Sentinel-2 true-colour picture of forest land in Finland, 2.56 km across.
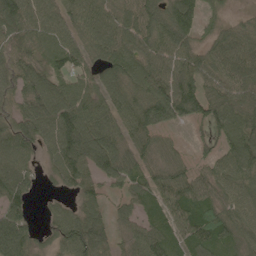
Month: May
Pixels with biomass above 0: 86%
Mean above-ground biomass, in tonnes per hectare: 73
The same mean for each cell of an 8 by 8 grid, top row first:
101 82 89 73 98 113 36 20
64 58 64 82 79 81 54 86
69 75 55 69 89 103 67 86
59 106 100 75 108 101 78 77
94 62 123 101 64 26 29 77
88 17 80 73 69 76 59 68
72 19 49 31 58 102 78 74
124 31 105 49 82 68 92 63
